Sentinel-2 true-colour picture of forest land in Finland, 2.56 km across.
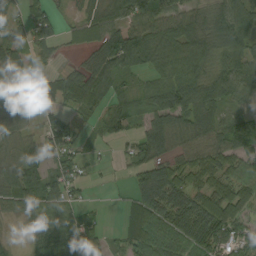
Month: September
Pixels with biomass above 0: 80%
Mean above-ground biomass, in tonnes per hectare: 61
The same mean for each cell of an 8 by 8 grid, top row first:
43 52 25 62 89 67 66 94
45 44 31 113 106 86 74 69
79 36 64 67 31 78 77 84
80 62 38 39 46 83 81 36
44 70 30 21 57 39 62 72
73 68 37 5 64 76 63 68
60 68 41 2 82 88 87 77
9 57 85 24 82 73 92 86
